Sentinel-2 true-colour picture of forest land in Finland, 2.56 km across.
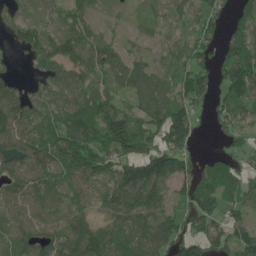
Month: June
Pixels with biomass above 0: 83%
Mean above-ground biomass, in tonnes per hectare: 87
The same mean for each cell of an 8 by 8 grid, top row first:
46 37 68 22 23 55 105 62
41 120 117 65 39 55 74 117
39 75 68 71 96 93 79 170
119 72 113 113 93 128 53 89
104 112 147 138 103 111 3 43
89 89 102 96 150 123 85 61
75 78 69 86 108 64 83 69
88 97 173 112 95 103 97 125
